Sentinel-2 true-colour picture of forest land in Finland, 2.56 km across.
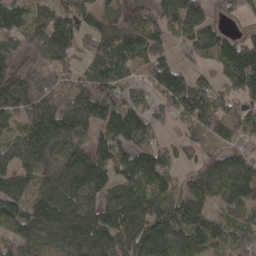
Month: April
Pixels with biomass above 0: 87%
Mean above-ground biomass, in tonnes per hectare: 121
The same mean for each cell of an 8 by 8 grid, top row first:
118 84 111 77 55 159 80 47
54 123 92 143 159 65 120 138
127 105 103 113 80 166 65 165
131 201 252 146 106 98 156 102
88 159 135 131 99 49 63 100
125 142 232 109 152 59 102 139
122 182 160 142 159 140 84 106
99 102 178 148 147 119 124 131
